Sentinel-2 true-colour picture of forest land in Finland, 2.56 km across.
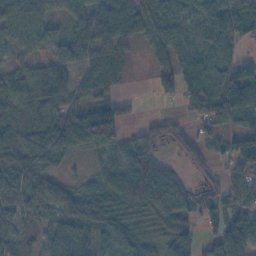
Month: November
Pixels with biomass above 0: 84%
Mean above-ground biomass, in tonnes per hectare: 68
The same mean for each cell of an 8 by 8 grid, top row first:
68 51 60 83 59 39 71 80
40 37 60 75 25 54 57 34
50 109 53 71 6 81 99 97
57 75 87 94 5 15 111 80
83 119 79 73 58 46 48 88
97 63 18 95 117 43 37 80
66 74 110 100 98 83 80 92
35 40 66 71 51 88 42 130
